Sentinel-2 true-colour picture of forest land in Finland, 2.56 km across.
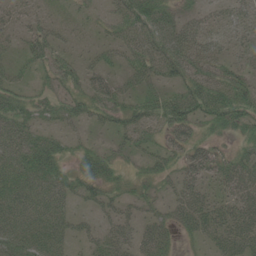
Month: June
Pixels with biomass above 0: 73%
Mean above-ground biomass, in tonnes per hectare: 41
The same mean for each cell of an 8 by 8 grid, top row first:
20 16 14 31 84 42 27 34
17 44 15 31 62 76 48 22
29 23 36 36 48 45 60 48
50 31 36 44 51 65 56 63
54 43 21 24 36 51 39 26
53 54 42 34 29 34 42 54
52 60 18 33 27 36 51 51
55 66 21 41 42 24 29 60
